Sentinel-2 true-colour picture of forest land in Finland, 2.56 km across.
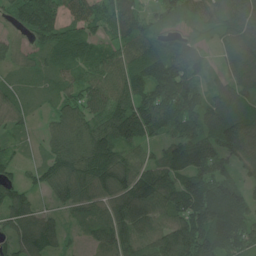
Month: June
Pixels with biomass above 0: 90%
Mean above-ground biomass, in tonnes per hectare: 98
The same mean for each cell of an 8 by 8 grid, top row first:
74 138 82 97 73 59 69 117
57 79 81 65 105 104 42 119
46 50 74 107 125 144 45 103
67 37 110 132 146 152 109 96
33 59 140 153 82 95 111 162
51 88 119 122 102 111 132 65
120 32 60 99 120 110 178 133
88 109 19 100 104 165 166 146
